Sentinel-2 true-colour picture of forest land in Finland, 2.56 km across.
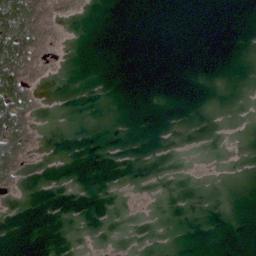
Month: May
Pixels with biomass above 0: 14%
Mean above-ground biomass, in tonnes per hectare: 13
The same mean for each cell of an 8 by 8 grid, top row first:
118 74 14 0 0 0 0 0
129 56 0 0 0 0 0 0
131 25 0 0 0 0 0 0
112 8 0 0 0 0 0 0
96 5 0 0 0 0 0 0
61 2 0 1 1 1 4 0
5 0 0 0 6 0 0 0
0 0 1 3 2 0 0 0
